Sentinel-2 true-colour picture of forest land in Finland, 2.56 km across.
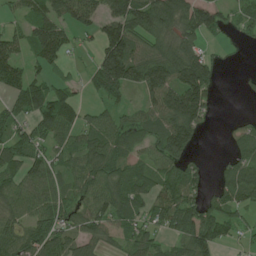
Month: June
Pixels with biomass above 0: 74%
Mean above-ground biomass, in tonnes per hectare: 78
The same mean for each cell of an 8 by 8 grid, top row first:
34 102 107 112 130 110 106 45
68 127 21 148 79 91 30 6
91 66 21 166 122 129 112 9
59 121 59 50 63 165 56 3
85 64 71 95 65 130 2 59
83 84 85 92 73 76 23 95
76 94 79 99 69 125 75 57
87 98 68 37 68 56 110 23
